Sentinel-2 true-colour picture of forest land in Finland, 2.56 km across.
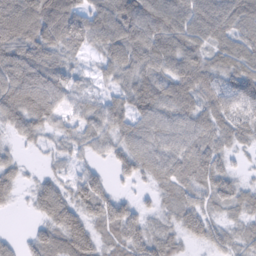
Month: February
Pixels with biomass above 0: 88%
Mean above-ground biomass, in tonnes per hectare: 73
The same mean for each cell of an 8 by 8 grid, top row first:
125 125 92 105 130 100 106 85
101 92 49 75 103 83 67 77
106 101 35 43 81 87 80 108
94 81 55 75 73 81 78 75
26 24 43 61 68 64 76 43
50 33 58 38 53 74 91 33
14 83 81 90 37 73 62 57
24 80 130 73 95 51 71 51
